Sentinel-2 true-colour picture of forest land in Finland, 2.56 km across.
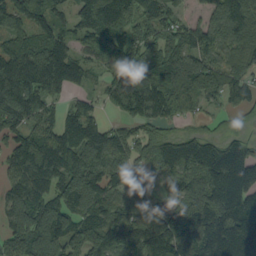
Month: September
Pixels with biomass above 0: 88%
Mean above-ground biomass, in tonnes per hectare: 113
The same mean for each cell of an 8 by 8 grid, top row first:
131 97 118 177 106 59 68 146
128 148 70 98 108 116 72 102
182 150 66 85 132 177 106 72
162 87 98 34 112 75 30 39
97 129 166 147 84 102 89 70
100 140 108 122 51 95 126 138
126 123 74 71 71 127 181 178
129 176 103 109 136 117 200 224
